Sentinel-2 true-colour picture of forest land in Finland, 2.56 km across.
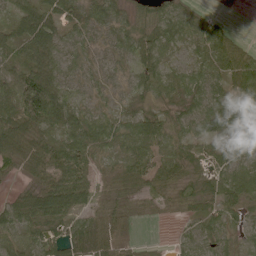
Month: June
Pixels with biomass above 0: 88%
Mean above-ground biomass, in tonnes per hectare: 46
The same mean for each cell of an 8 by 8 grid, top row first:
48 54 47 47 33 49 22 1
56 84 31 31 64 28 53 44
64 99 22 19 43 31 47 62
62 94 46 28 35 26 80 64
71 65 63 53 62 38 42 34
21 66 58 33 49 44 26 61
59 109 46 37 18 17 39 44
36 45 50 46 7 11 26 24
